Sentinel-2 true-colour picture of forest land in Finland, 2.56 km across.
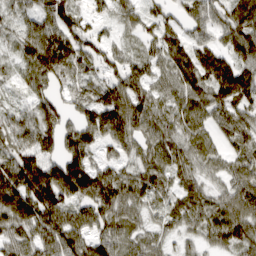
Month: March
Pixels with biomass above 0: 91%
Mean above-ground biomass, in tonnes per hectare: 78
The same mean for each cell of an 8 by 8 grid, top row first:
41 77 50 41 59 46 77 99
50 140 76 41 41 90 84 105
32 84 63 60 72 77 115 134
43 75 70 117 85 68 73 77
71 70 117 70 66 71 51 65
143 147 163 80 72 68 42 71
139 134 73 92 51 57 69 82
70 91 84 75 52 29 45 92
